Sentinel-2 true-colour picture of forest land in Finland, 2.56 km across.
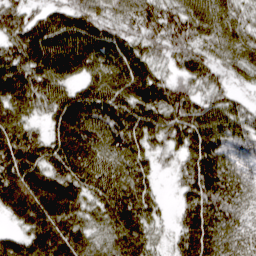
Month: March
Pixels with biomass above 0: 94%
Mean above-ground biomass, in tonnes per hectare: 72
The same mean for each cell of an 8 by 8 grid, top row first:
64 55 68 54 71 74 79 48
79 102 99 81 58 68 64 69
93 92 55 86 86 49 53 29
74 54 89 82 82 83 72 56
88 69 89 74 66 51 86 59
94 78 83 80 63 30 102 55
81 100 72 85 78 31 103 54
49 98 77 73 72 47 99 66
